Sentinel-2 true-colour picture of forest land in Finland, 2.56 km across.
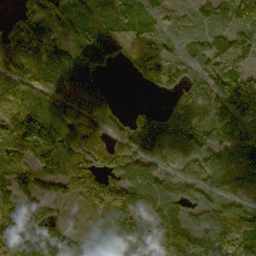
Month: October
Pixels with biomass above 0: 82%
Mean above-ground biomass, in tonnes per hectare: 92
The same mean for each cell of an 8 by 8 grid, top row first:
69 115 56 46 55 25 46 121
112 106 76 77 103 33 90 153
119 168 105 6 55 87 104 128
152 129 104 58 51 112 93 121
171 162 80 63 149 101 97 114
83 88 114 104 93 57 105 40
109 50 18 70 77 62 55 54
187 113 53 67 83 125 148 130
